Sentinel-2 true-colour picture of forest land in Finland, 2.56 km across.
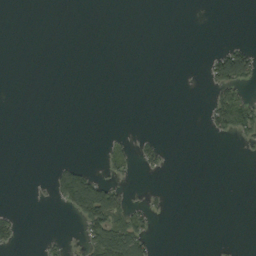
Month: September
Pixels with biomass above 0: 12%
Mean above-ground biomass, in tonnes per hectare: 13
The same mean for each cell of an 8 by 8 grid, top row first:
0 0 0 0 0 0 0 0
0 0 0 0 0 0 2 32
0 0 0 0 0 0 21 78
0 0 0 0 0 0 22 80
0 0 0 13 21 0 1 9
0 10 83 17 6 0 0 0
5 2 79 94 25 0 0 0
25 10 13 104 50 0 0 2
